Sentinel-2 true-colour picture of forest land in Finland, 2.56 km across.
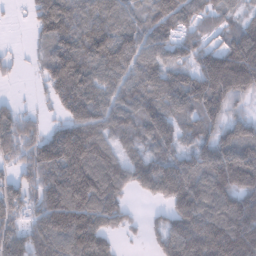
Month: February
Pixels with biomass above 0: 85%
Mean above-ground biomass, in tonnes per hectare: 127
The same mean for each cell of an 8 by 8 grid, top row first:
6 165 111 89 64 124 74 47
9 86 143 154 108 82 81 171
13 107 172 112 123 124 221 237
59 28 145 112 120 107 143 54
129 130 217 100 89 99 127 176
72 139 216 169 136 175 159 203
116 180 219 144 13 130 181 187
117 188 218 64 26 149 223 231
